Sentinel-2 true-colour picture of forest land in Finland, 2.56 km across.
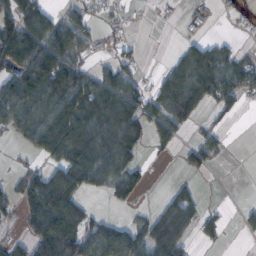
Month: October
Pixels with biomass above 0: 54%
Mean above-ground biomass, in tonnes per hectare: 53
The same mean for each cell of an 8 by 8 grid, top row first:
83 52 38 19 2 3 10 13
108 97 49 17 6 15 63 24
80 102 78 75 19 100 99 68
89 80 115 102 65 80 23 17
13 93 120 111 42 30 42 0
22 70 102 67 20 5 6 0
30 99 64 9 7 89 14 10
26 119 102 100 81 93 21 4
